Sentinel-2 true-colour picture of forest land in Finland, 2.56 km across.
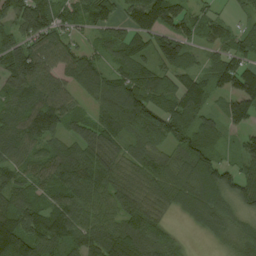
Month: August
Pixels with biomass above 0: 89%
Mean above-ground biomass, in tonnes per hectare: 92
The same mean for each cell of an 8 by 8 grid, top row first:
86 118 77 76 141 122 55 28
86 92 48 78 83 131 51 79
114 88 87 89 123 87 80 167
86 143 47 106 148 117 65 114
95 77 93 83 72 78 93 45
68 94 134 99 92 90 120 93
109 91 100 83 90 56 108 56
153 103 85 111 129 44 24 84
